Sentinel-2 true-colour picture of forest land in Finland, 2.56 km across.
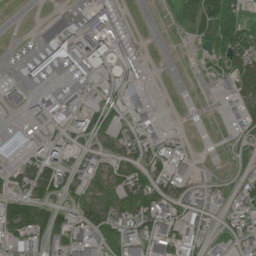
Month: June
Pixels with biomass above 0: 53%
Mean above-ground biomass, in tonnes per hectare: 45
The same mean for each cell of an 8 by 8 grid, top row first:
0 0 31 64 0 23 88 69
5 59 138 99 3 1 46 102
16 34 33 30 27 0 9 81
15 34 58 32 35 0 0 57
103 52 27 39 53 17 0 11
30 85 62 60 68 63 7 22
87 62 58 83 97 55 30 54
57 68 60 60 75 78 37 45
